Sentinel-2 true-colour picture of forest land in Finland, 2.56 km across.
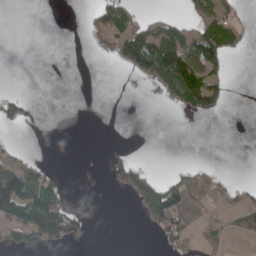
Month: April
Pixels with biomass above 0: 26%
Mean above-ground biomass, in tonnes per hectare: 32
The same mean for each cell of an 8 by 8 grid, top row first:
0 0 3 83 22 25 53 24
0 0 0 35 113 115 104 16
0 0 0 0 28 124 99 0
30 0 0 0 0 9 48 0
13 0 0 4 0 0 0 0
110 35 3 42 57 32 33 2
133 156 30 0 49 81 23 42
59 77 41 0 0 49 37 8
